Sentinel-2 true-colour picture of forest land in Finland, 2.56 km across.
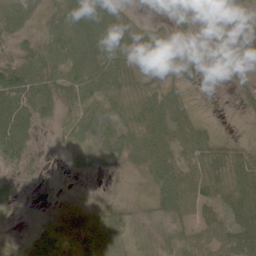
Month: June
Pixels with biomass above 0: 78%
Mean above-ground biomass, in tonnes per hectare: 40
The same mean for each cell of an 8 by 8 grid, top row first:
60 29 81 63 9 16 5 28
45 53 72 65 68 33 13 66
97 64 56 58 32 45 8 20
85 39 32 35 59 43 2 14
76 6 24 34 44 39 43 24
43 10 13 12 17 55 55 73
30 9 22 31 20 46 30 74
12 47 50 51 37 48 33 65
